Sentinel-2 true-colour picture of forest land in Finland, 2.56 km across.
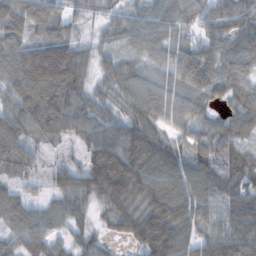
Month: November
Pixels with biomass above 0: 92%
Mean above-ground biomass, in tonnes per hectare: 89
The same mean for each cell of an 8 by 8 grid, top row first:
133 90 34 32 33 81 82 124
91 153 49 39 61 74 87 109
134 225 59 63 65 77 110 91
104 165 80 53 73 66 42 82
96 38 52 133 142 57 83 72
45 37 97 230 145 110 105 90
81 46 56 85 113 130 78 108
64 76 54 27 130 146 79 108
